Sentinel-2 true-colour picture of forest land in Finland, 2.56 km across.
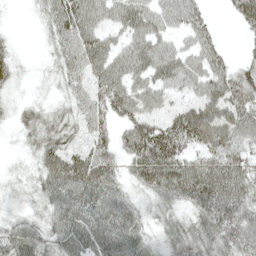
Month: May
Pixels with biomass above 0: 86%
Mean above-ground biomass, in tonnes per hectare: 51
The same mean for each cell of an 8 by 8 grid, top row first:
2 42 75 54 60 54 23 49
11 18 66 51 60 39 47 11
21 13 43 70 50 55 62 61
20 30 39 54 65 64 78 66
10 51 37 45 91 85 69 55
14 59 77 48 58 87 92 66
18 40 67 70 26 39 80 71
65 45 70 78 44 56 60 62
